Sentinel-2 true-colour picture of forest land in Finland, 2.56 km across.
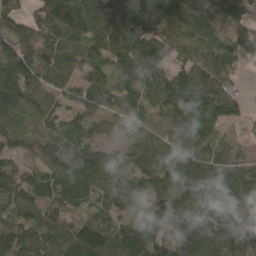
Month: April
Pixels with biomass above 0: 90%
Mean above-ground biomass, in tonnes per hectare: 95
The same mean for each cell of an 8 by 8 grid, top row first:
80 108 124 136 116 141 120 72
92 76 83 124 157 80 102 112
144 82 73 71 92 115 122 29
114 80 71 66 57 133 147 52
58 90 81 29 69 87 84 30
69 78 130 97 80 92 111 115
77 85 60 61 78 99 100 107
112 117 143 110 120 93 117 109
